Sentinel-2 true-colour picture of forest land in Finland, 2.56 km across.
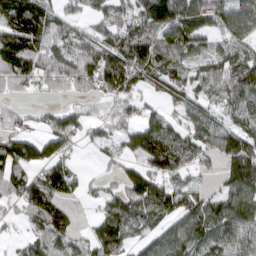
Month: March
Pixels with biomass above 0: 77%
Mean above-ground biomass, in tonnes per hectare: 75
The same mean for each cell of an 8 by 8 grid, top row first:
99 81 40 63 102 158 70 84
129 81 75 102 112 114 54 61
92 42 62 136 82 81 82 114
29 34 50 41 41 38 54 64
99 84 31 40 121 95 59 126
86 81 29 27 94 50 20 128
40 131 13 84 100 79 93 120
16 72 39 106 49 87 81 79
